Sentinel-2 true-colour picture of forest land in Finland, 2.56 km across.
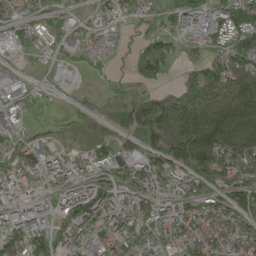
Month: May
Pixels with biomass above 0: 79%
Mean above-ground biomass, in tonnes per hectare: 85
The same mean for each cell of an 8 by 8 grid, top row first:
52 70 23 39 64 106 116 147
61 43 53 24 79 49 77 149
43 28 5 25 62 37 147 111
58 12 36 13 179 184 150 169
76 44 30 87 130 125 184 118
90 84 84 73 89 83 119 88
109 66 178 109 76 80 86 103
101 114 97 75 101 80 86 91
